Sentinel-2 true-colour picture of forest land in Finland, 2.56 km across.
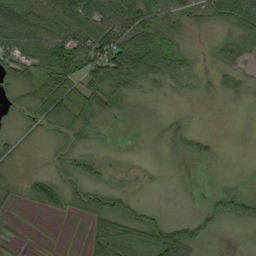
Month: September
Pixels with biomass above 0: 72%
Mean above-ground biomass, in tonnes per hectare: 36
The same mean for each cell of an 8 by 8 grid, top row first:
55 69 78 72 76 53 40 71
57 73 89 96 80 38 10 39
45 58 60 83 52 32 18 35
24 69 68 46 8 9 2 5
21 19 35 7 5 20 12 0
11 30 37 17 8 1 1 7
9 37 35 56 25 0 22 57
4 1 4 59 46 79 20 7
